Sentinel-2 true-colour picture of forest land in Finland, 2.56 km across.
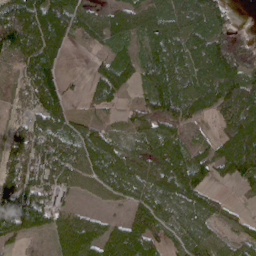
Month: April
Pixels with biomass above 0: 79%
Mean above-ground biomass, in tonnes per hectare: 68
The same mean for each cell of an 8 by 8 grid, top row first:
153 138 70 63 84 80 81 4
110 123 10 37 46 76 94 57
30 111 7 111 57 75 89 107
20 96 16 15 70 89 46 92
74 86 63 44 66 70 42 111
103 70 58 64 62 102 54 73
152 76 20 19 64 54 49 12
51 33 108 88 89 30 55 39
